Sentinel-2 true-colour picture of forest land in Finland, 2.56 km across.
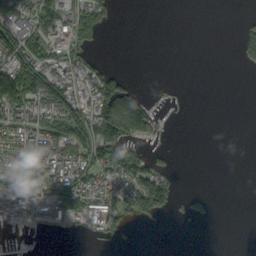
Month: September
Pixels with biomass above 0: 39%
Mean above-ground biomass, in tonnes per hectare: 41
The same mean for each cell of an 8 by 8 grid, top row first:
92 74 61 21 0 0 0 2
116 63 51 0 0 0 0 30
150 96 71 72 0 1 0 0
67 90 73 162 131 1 0 0
64 80 97 107 37 1 0 0
84 87 74 74 112 24 0 0
42 51 77 56 91 25 14 0
1 0 2 10 0 0 0 0
